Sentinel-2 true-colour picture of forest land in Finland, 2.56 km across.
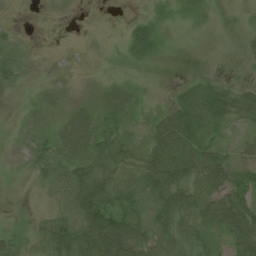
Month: July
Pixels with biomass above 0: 72%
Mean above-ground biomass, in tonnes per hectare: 34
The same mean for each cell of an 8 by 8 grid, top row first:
3 6 3 3 23 23 10 6
35 2 4 8 51 4 1 5
31 16 11 19 11 7 26 13
6 24 34 46 22 60 81 49
22 36 54 39 30 71 46 21
4 47 63 43 55 63 58 46
10 9 69 61 57 68 51 63
32 36 61 102 59 53 33 44
